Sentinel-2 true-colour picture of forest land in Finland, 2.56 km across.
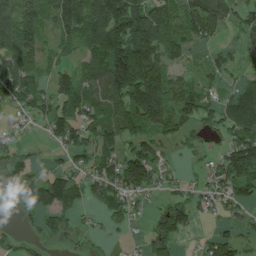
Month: July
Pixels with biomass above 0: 71%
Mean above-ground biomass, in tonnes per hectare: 72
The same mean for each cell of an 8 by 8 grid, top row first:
124 81 134 174 113 60 108 49
115 53 53 162 154 57 31 22
131 56 79 151 166 57 33 32
45 85 92 84 140 114 76 121
35 26 75 67 84 37 34 131
67 59 44 92 120 20 48 136
22 95 25 52 21 62 32 49
19 27 12 7 17 41 33 49
